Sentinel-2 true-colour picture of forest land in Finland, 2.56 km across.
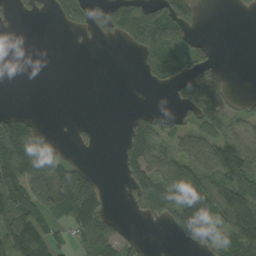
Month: September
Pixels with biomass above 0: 48%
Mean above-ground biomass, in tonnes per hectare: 56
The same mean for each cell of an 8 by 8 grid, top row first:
18 18 67 105 95 86 1 3
0 0 5 1 70 79 33 0
0 0 0 0 15 58 61 0
40 0 0 0 21 29 96 31
141 45 15 1 116 46 62 72
129 117 133 0 108 92 131 67
108 90 146 10 52 109 120 143
118 74 64 107 21 28 61 132
